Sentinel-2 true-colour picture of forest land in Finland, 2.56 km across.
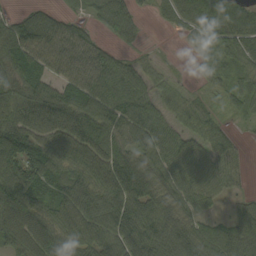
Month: September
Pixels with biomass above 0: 86%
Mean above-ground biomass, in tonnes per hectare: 74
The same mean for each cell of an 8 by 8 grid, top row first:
34 52 27 85 19 51 92 75
100 90 91 35 15 3 35 52
92 78 91 79 53 16 27 46
97 121 112 93 92 47 34 31
103 88 117 86 82 73 49 11
131 75 84 123 102 78 62 24
129 64 114 102 104 86 35 53
90 96 86 90 101 125 83 113
